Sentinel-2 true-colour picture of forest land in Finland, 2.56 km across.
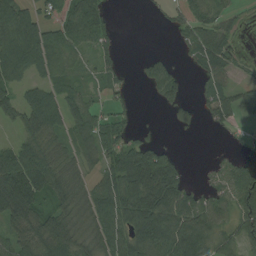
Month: August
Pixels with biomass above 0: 69%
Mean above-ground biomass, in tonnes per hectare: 67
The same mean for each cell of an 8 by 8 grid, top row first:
92 76 140 25 2 42 54 15
107 92 55 36 1 14 81 12
54 51 29 39 30 52 48 20
57 96 81 38 0 29 37 43
53 67 59 80 67 10 0 12
159 112 50 75 190 110 15 93
146 66 69 103 157 122 79 103
66 101 60 98 121 119 88 72
